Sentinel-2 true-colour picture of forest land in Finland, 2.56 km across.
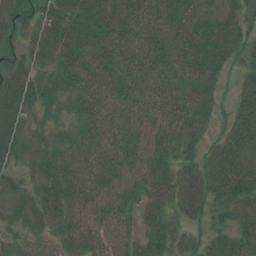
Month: July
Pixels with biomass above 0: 92%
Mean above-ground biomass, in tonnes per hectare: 51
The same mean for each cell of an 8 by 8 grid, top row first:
61 50 56 64 70 60 57 42
36 61 56 60 65 53 54 28
58 26 50 55 48 47 43 23
83 25 35 56 54 58 38 59
69 39 44 53 54 47 27 85
29 55 63 60 59 53 56 84
56 59 63 58 40 41 39 66
31 38 60 56 45 38 30 61
